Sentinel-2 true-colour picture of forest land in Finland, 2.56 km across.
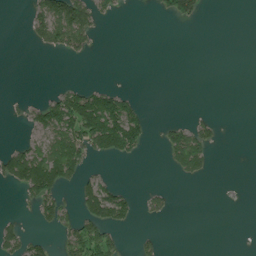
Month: July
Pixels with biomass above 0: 25%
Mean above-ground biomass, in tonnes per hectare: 30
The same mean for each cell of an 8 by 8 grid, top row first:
0 105 97 14 0 62 5 0
0 38 45 0 0 0 0 0
0 0 4 0 0 0 0 0
5 77 144 130 23 0 5 0
14 63 100 102 35 68 42 0
73 137 55 9 0 20 15 0
4 53 54 104 17 5 0 7
44 14 91 48 16 0 0 0
